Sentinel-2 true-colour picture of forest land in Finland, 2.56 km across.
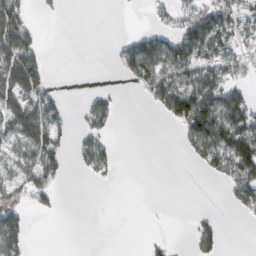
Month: February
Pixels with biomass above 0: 41%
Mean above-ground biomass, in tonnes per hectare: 45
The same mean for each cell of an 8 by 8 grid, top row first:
98 5 0 0 3 53 96 83
132 9 0 15 104 106 106 58
131 37 0 2 98 88 90 47
97 76 20 41 4 115 143 92
52 88 33 21 0 9 107 97
58 78 8 12 0 0 22 101
61 29 0 0 0 0 3 38
91 0 0 0 7 3 41 0
